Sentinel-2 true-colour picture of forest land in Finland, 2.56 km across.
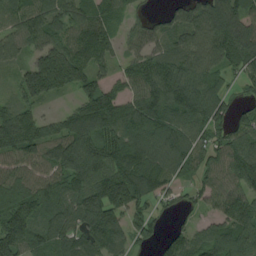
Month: August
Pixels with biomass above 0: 88%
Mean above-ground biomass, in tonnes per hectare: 106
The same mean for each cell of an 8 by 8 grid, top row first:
91 110 96 69 34 54 126 99
83 114 123 68 83 82 119 132
58 192 110 59 118 125 103 48
118 29 117 132 137 115 125 40
169 130 177 117 142 126 82 95
100 100 161 161 166 72 80 123
152 122 142 180 68 34 54 130
154 99 103 121 50 61 99 122
